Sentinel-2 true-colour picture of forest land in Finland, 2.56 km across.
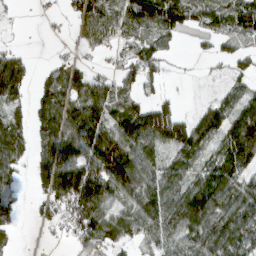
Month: March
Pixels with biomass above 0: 71%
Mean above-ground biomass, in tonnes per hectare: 81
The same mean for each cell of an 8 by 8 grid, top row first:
8 8 72 101 132 114 80 113
28 1 29 49 72 25 21 45
133 56 71 54 73 7 8 49
55 98 133 88 103 70 81 112
112 101 125 151 132 108 84 184
43 111 151 134 100 81 95 99
28 38 126 79 115 135 132 125
25 8 76 67 50 79 101 85
